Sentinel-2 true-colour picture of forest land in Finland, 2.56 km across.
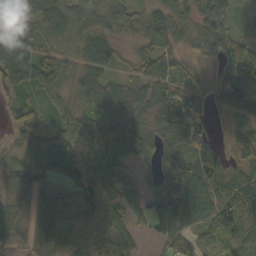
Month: October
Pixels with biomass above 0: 88%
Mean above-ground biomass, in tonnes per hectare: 70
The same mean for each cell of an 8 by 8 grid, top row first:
95 101 68 85 64 64 71 24
93 57 65 62 40 44 51 89
79 93 68 54 72 71 25 94
39 39 72 71 51 107 35 57
39 71 90 117 76 69 54 63
54 76 96 90 36 77 102 65
41 76 84 48 68 149 85 143
71 68 40 74 19 91 51 84
